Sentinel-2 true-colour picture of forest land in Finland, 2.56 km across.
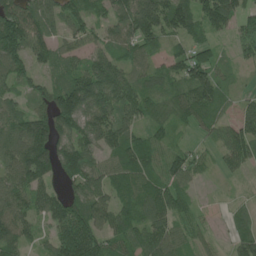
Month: June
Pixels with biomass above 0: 86%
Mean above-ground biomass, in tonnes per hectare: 84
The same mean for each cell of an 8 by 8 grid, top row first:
150 96 86 80 172 140 115 72
127 86 64 68 76 37 55 36
79 43 116 142 67 78 122 16
64 109 143 105 79 62 86 63
91 168 107 87 88 42 30 125
98 95 118 67 92 91 17 24
92 95 103 90 92 81 10 21
102 53 143 80 93 75 26 68
